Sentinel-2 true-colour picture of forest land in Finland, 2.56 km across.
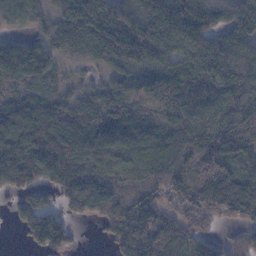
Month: November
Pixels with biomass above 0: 88%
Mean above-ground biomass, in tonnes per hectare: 156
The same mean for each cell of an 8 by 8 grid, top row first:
127 85 190 168 203 264 213 163
113 110 108 168 171 164 189 138
140 104 37 87 121 158 193 174
160 186 152 145 134 154 178 189
212 264 159 149 153 193 259 203
196 187 271 170 171 208 257 143
71 132 148 182 171 87 154 147
9 185 13 85 180 161 101 72
